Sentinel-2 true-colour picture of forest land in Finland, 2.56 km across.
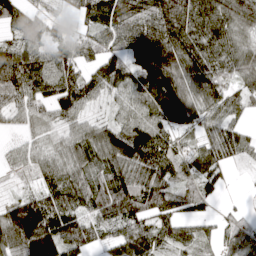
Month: April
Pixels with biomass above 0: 88%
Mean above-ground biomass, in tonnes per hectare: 88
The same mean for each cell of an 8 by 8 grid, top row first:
98 34 51 92 85 128 125 117
73 59 58 63 143 131 106 91
128 108 106 106 138 140 116 66
52 59 72 35 85 137 80 39
21 49 102 145 141 55 69 68
12 71 92 101 114 85 84 3
117 127 92 139 107 81 40 16
142 166 117 66 114 67 36 92
